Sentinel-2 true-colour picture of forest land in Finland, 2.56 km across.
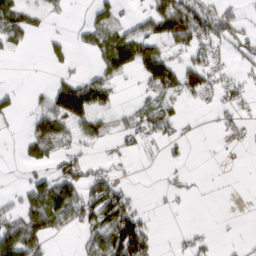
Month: March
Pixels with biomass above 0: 40%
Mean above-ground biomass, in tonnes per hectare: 36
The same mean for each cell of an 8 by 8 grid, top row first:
70 15 4 32 45 138 67 24
14 25 16 81 85 35 53 27
0 10 37 43 52 79 59 22
5 71 117 35 35 29 7 18
7 65 27 11 21 17 0 11
1 30 49 38 1 11 1 0
30 105 80 93 15 3 0 0
99 41 16 106 80 7 14 4
